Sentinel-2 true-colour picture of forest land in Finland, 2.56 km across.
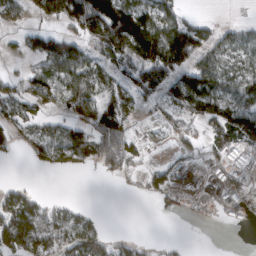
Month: March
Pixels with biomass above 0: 56%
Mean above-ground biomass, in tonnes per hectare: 65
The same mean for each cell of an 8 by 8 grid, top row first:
42 91 161 226 112 60 9 7
19 86 77 154 191 211 77 80
24 74 85 70 119 108 125 95
47 29 66 113 31 41 101 138
43 84 95 140 31 28 45 79
0 5 8 30 26 20 6 22
122 53 30 0 0 5 5 24
142 95 117 45 15 5 0 0
